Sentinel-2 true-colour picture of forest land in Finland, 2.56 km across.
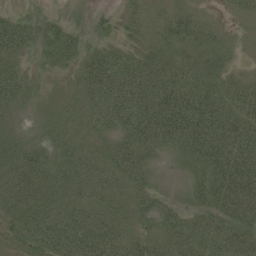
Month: June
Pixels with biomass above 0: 88%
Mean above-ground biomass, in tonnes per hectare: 60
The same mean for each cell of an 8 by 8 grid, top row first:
36 33 9 25 36 45 16 21
65 48 45 45 41 43 51 9
59 13 45 102 90 82 76 42
33 24 45 92 100 121 110 99
50 51 50 45 82 62 106 115
74 70 68 66 44 8 71 106
62 65 65 66 42 35 56 98
44 76 85 82 54 75 74 76
